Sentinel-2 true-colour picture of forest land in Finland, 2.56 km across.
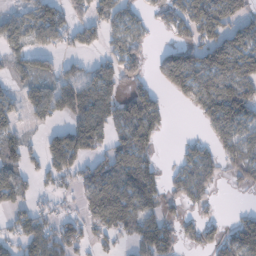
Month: January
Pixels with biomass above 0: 63%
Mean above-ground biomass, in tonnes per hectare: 67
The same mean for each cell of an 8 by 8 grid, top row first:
54 86 48 82 25 57 97 65
52 47 44 54 53 63 104 100
35 59 65 66 43 107 80 105
50 60 77 81 140 5 86 116
55 58 104 58 84 11 45 94
59 58 54 84 94 51 70 61
59 30 38 140 90 31 27 10
62 95 59 38 107 82 54 123
